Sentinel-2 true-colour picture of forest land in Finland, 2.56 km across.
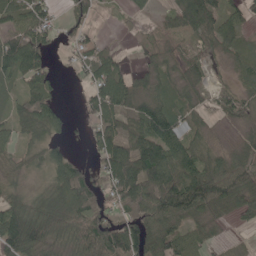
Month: May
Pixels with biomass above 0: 79%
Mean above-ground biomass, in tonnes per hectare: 61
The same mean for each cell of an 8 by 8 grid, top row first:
54 50 42 5 19 38 84 43
103 51 39 17 16 20 26 32
56 52 15 97 43 37 29 25
40 78 16 98 89 58 21 38
34 52 5 118 129 96 31 24
25 38 71 116 190 110 103 65
66 61 115 63 110 116 76 68
111 59 73 121 102 68 33 9
